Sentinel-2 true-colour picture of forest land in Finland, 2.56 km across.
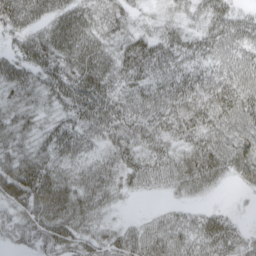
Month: April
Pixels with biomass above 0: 90%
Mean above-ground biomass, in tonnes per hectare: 42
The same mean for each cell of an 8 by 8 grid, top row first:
51 41 49 37 16 21 34 28
31 57 57 38 47 44 40 40
49 48 59 43 42 43 49 49
35 25 50 52 46 62 61 55
38 39 45 44 45 38 52 51
66 62 49 46 38 47 53 31
43 66 47 21 3 18 19 4
45 61 42 36 43 42 50 32
